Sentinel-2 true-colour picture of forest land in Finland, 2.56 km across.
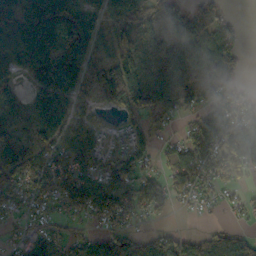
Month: October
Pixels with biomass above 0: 79%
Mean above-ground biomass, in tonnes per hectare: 90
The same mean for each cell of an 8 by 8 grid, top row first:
124 212 159 111 85 69 103 9
116 210 158 86 106 115 112 38
52 157 142 151 108 130 96 35
69 130 51 21 77 69 84 105
122 87 79 23 46 43 127 178
95 104 109 82 92 73 87 60
47 45 97 103 94 34 19 35
37 82 71 101 84 62 59 61
